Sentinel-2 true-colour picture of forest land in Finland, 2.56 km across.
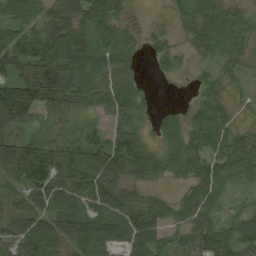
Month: August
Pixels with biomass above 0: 85%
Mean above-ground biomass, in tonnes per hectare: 57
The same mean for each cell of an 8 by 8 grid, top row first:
67 56 61 58 3 22 65 46
110 110 71 59 26 25 44 34
71 99 57 58 20 12 36 25
91 59 38 60 26 21 81 21
84 62 68 102 67 39 75 48
73 81 65 89 54 26 61 46
43 52 52 81 56 40 59 31
73 86 80 73 88 38 67 73
